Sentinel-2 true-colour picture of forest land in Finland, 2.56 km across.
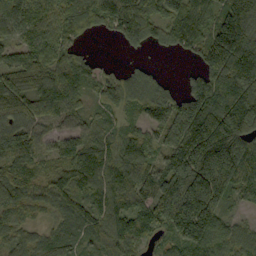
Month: September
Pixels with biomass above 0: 90%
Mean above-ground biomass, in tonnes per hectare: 117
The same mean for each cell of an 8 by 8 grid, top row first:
120 109 161 141 132 117 101 186
87 114 41 4 51 62 144 195
120 155 108 78 71 16 132 176
95 93 71 70 67 145 195 251
142 63 104 98 103 149 224 223
126 97 129 119 137 184 224 164
101 59 92 109 113 203 177 26
61 67 56 108 61 97 150 89
